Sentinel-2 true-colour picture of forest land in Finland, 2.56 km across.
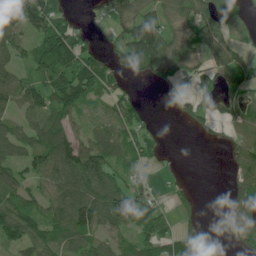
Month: June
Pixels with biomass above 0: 69%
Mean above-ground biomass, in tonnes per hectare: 73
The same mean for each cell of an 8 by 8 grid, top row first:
120 126 15 83 97 68 90 41
78 138 98 40 178 73 123 44
71 106 140 70 30 45 39 70
63 94 63 54 31 25 53 77
83 125 86 95 57 0 10 77
72 85 133 84 30 10 0 69
109 80 145 119 94 27 5 85
85 95 87 57 72 61 29 62
